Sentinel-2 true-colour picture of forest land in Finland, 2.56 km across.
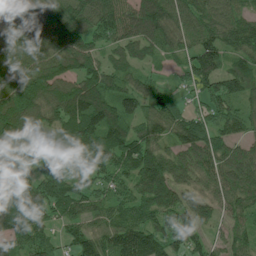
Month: July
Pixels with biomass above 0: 92%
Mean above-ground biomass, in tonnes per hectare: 88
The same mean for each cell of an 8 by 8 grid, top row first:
114 143 104 104 75 84 86 71
108 112 110 45 73 66 90 74
118 148 119 84 43 21 87 106
149 106 118 111 76 59 72 63
103 70 121 117 86 62 109 66
92 85 72 67 122 89 74 120
124 87 67 65 109 95 59 72
54 41 74 77 112 93 44 55
